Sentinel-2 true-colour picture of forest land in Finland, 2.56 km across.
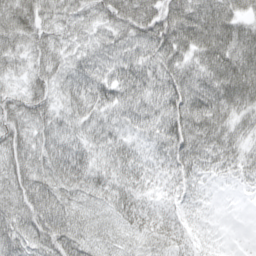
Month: April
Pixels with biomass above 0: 94%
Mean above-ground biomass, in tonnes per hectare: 50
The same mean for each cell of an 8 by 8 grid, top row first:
79 57 51 69 80 72 59 45
62 58 39 51 52 58 56 60
37 55 53 62 59 63 60 69
61 59 56 48 52 65 66 43
65 54 55 45 23 60 54 34
62 63 62 47 27 33 19 21
66 89 49 42 35 23 5 1
75 81 68 38 33 33 12 0
